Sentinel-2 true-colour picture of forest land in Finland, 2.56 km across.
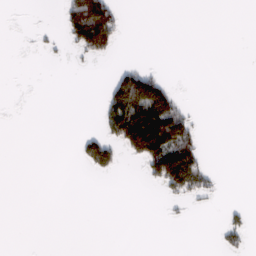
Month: February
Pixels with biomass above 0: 15%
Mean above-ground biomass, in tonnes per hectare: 19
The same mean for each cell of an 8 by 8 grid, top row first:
0 0 112 69 0 0 0 0
0 5 47 38 0 0 0 0
0 0 0 34 90 5 0 0
0 0 0 79 148 76 0 0
0 0 22 55 143 99 4 0
0 0 1 10 21 116 30 0
0 0 0 0 0 3 2 9
0 0 0 0 0 0 0 19
